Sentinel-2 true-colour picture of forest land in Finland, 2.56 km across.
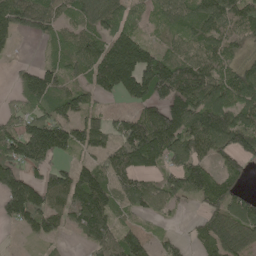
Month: May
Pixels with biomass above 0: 79%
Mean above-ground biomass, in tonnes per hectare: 99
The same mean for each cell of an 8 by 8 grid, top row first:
146 98 89 103 54 90 121 104
30 32 113 150 116 64 107 50
39 95 55 172 188 165 113 118
65 100 80 31 88 165 145 111
132 187 95 89 225 152 140 104
115 88 102 112 83 100 98 61
143 115 152 108 67 34 72 106
8 47 36 90 62 29 102 113
